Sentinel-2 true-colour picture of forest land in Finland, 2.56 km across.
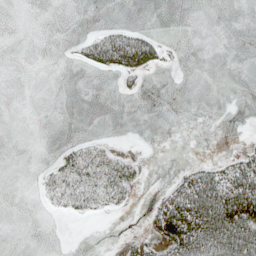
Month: May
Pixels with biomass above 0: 22%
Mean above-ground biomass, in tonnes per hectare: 17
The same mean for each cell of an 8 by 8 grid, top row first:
0 0 0 0 0 0 0 0
0 0 14 69 58 2 0 0
0 0 0 2 10 0 0 0
0 0 0 0 0 0 0 0
0 0 20 11 0 0 0 2
0 23 50 49 10 11 41 48
0 12 32 23 3 71 104 117
0 0 0 0 12 68 96 100
